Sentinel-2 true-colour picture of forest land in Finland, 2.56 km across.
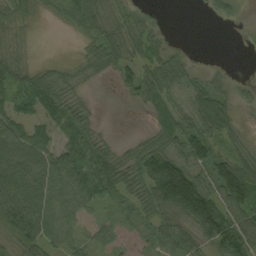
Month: September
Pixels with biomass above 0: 79%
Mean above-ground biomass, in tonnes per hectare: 54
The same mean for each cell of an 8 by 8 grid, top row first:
48 13 67 43 29 0 11 15
22 0 17 71 57 17 0 2
69 62 34 23 78 57 37 14
60 66 47 1 19 59 112 32
71 58 86 27 45 59 76 34
80 74 96 86 93 160 54 127
127 59 50 18 48 121 131 83
62 62 31 37 16 62 73 85
